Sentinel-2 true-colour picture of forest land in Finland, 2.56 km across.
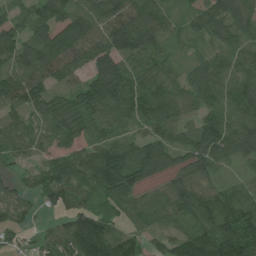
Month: July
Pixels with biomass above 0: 91%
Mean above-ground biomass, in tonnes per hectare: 84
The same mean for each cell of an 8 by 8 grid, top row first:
58 92 101 97 113 43 96 68
98 124 111 115 111 33 38 65
97 81 57 121 82 49 93 87
66 77 103 89 82 58 74 99
70 40 61 75 89 70 108 99
34 92 109 148 78 55 58 32
67 41 78 84 69 87 99 109
32 58 177 130 54 77 141 157
